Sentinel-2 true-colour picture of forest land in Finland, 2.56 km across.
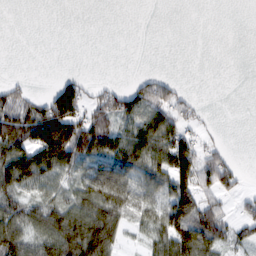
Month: February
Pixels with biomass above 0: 51%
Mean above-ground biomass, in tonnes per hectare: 56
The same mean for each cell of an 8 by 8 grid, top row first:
0 0 0 0 0 0 0 0
0 0 0 0 0 0 0 0
16 3 38 9 34 23 0 0
115 122 104 114 83 66 8 0
126 170 162 102 103 103 25 0
117 72 53 111 72 113 84 39
75 77 100 125 53 120 87 25
93 87 162 101 25 112 105 42
